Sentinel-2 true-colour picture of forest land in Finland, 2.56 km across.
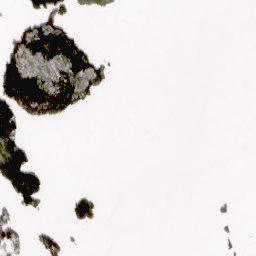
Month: April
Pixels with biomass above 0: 16%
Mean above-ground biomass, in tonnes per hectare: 29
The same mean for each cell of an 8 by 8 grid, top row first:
12 131 18 10 0 0 0 0
94 162 84 2 0 0 0 0
174 95 106 28 0 0 0 0
155 124 35 0 0 0 0 0
123 0 0 0 0 0 0 0
187 33 0 0 0 0 0 0
56 12 52 0 0 0 4 3
56 52 4 0 0 0 0 16
